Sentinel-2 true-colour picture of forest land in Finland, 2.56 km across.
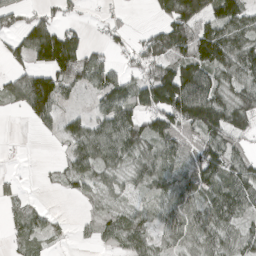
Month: April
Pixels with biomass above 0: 71%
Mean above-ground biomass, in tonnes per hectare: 71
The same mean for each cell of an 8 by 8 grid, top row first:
46 42 19 16 3 132 104 115
61 179 90 33 64 124 143 105
60 123 76 81 79 166 110 100
18 94 22 106 96 150 157 126
3 4 88 125 91 71 84 46
12 7 67 48 62 65 103 93
28 16 10 34 37 80 80 78
39 32 7 37 69 52 73 66
